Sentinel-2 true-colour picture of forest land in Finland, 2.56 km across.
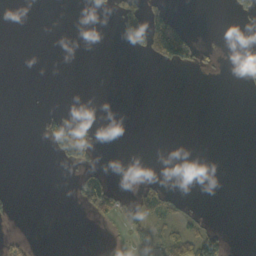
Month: October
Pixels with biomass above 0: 12%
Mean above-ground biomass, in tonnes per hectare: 12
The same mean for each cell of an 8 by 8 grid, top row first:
0 0 0 17 91 24 0 14
0 0 0 0 59 134 9 0
0 0 0 0 0 0 1 8
0 7 5 0 0 0 0 0
0 18 80 0 0 0 0 0
0 0 20 11 5 0 0 0
4 0 9 35 50 22 1 0
12 0 0 3 16 49 76 0
